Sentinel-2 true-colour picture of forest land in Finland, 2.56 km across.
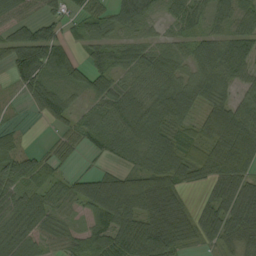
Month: August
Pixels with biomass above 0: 85%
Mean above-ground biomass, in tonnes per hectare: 73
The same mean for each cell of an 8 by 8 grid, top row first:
46 44 48 53 52 57 54 55
98 133 36 72 60 51 66 74
45 61 56 66 59 62 77 50
6 67 33 81 84 92 62 108
32 17 42 86 106 80 94 159
105 52 44 63 92 95 92 110
90 72 54 151 120 89 67 100
86 52 49 97 145 111 56 76
